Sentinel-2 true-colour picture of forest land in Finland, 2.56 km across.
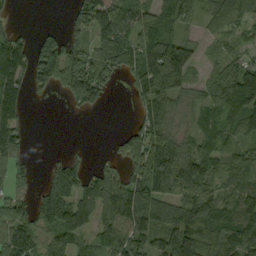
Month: September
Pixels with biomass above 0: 74%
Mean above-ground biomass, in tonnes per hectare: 82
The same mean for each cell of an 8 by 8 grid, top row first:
10 0 84 112 88 90 45 60
98 107 101 122 118 103 20 41
95 102 161 52 114 91 49 118
78 0 32 1 58 54 60 109
73 0 5 14 137 84 64 57
54 67 84 65 132 181 95 93
75 123 99 122 125 87 103 99
137 79 56 88 100 145 94 120
